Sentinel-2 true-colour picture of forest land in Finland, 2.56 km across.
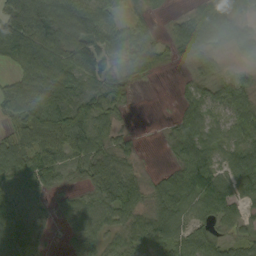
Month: September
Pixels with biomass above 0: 82%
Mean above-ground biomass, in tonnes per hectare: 61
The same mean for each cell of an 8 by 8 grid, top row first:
134 139 123 46 27 15 55 40
102 111 106 87 69 36 63 40
46 84 79 73 23 7 46 43
66 112 105 54 0 21 46 69
56 105 95 55 5 48 54 57
67 73 33 84 21 53 70 87
63 31 55 85 43 70 61 44
110 22 55 38 60 57 54 36
